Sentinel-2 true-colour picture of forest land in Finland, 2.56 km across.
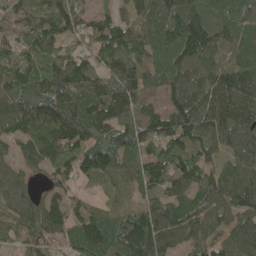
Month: May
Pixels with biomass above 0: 93%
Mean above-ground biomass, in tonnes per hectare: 108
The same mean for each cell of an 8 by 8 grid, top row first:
88 82 85 71 94 137 132 101
76 105 63 119 95 113 136 85
149 167 166 159 114 106 123 151
152 161 143 129 86 126 132 142
66 118 121 127 100 101 83 106
107 52 58 76 121 129 83 117
125 112 55 38 95 100 116 116
51 78 105 99 166 97 91 116
